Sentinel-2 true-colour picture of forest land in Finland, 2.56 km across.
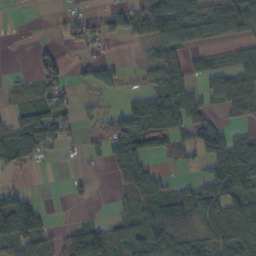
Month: October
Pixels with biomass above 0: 59%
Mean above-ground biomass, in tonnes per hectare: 60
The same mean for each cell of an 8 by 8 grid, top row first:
0 4 45 53 112 127 76 91
0 21 35 9 24 78 29 40
14 70 24 39 26 83 59 83
36 80 20 41 122 123 52 57
96 82 19 74 86 66 117 70
17 0 13 40 100 14 70 109
112 19 6 15 74 114 92 84
83 44 109 81 90 102 60 85
